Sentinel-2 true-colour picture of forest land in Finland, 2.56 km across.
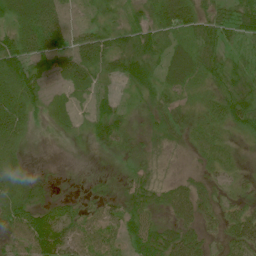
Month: July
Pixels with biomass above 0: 81%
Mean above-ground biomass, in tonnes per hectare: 35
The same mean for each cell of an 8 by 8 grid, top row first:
43 73 14 22 30 67 40 59
60 74 62 53 51 31 47 26
62 23 47 23 43 40 38 46
56 23 15 46 12 38 32 53
28 0 3 34 11 16 37 11
31 10 5 7 24 11 19 15
40 31 23 24 41 44 27 28
34 81 42 34 51 51 22 55
